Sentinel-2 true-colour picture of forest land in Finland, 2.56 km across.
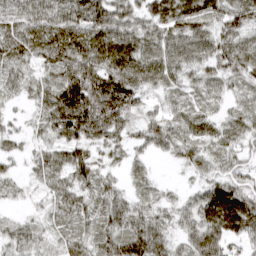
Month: March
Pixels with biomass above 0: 90%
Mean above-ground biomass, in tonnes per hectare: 48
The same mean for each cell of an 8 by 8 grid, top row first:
49 65 62 72 47 67 52 57
62 68 77 94 67 61 56 49
41 40 95 80 54 38 49 32
12 60 98 84 34 37 28 32
15 40 56 35 35 53 38 35
19 47 55 24 17 5 35 37
9 22 43 53 33 29 73 83
37 23 31 57 81 31 64 32
